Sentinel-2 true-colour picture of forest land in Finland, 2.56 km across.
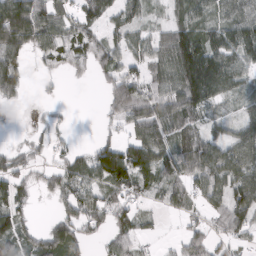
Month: March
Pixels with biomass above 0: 70%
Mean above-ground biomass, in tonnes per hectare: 56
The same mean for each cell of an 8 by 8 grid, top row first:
128 70 54 48 33 37 54 67
84 68 73 59 52 125 86 77
84 16 12 56 72 96 142 42
8 10 0 34 77 81 45 25
15 33 8 58 94 62 75 59
60 41 56 91 55 55 81 67
55 5 70 58 23 35 41 67
71 84 53 47 26 20 57 33
